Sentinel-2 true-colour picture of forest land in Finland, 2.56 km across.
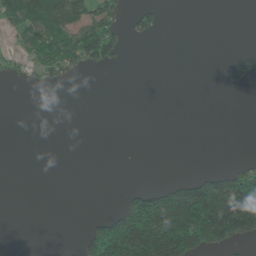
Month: June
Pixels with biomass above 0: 25%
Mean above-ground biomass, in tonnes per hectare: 51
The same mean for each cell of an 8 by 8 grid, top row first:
74 117 96 96 40 0 0 0
20 73 136 90 0 0 0 6
11 44 11 0 0 0 0 49
0 0 0 0 0 0 0 0
0 0 0 0 0 0 0 0
0 0 0 0 0 13 57 109
0 0 0 11 208 280 288 289
0 0 25 281 281 302 165 83
